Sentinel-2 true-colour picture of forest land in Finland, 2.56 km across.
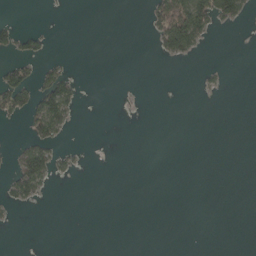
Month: April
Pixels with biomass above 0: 12%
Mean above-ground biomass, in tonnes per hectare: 11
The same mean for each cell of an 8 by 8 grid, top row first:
2 0 0 0 8 106 75 32
31 8 0 0 0 57 6 0
55 39 10 0 0 0 4 0
41 79 8 0 0 0 0 0
10 39 2 0 0 0 0 0
51 38 4 0 0 0 0 0
13 0 0 0 0 0 0 0
0 0 0 0 0 0 0 0
